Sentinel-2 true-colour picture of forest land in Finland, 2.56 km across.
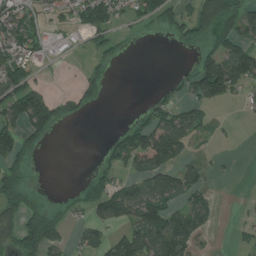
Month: July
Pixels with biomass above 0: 46%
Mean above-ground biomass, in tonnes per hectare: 56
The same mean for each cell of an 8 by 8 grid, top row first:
79 34 68 73 58 67 124 107
76 36 18 46 1 12 53 88
84 14 29 12 0 26 138 109
119 147 35 0 26 63 24 6
116 27 0 29 97 109 8 2
72 0 7 47 59 80 26 2
68 61 41 94 120 62 69 4
66 112 30 58 118 180 18 11
